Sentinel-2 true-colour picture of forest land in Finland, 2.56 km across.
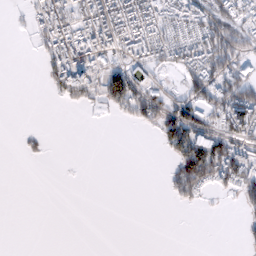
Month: February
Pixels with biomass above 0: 39%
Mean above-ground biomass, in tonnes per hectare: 46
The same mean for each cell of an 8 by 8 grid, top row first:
8 106 110 145 138 99 88 51
0 68 122 87 92 76 99 69
0 38 131 96 76 18 101 121
0 0 10 28 80 79 64 142
3 8 0 0 0 88 132 66
0 0 0 0 0 64 115 105
0 0 0 0 0 8 4 18
0 0 0 0 0 0 0 7
